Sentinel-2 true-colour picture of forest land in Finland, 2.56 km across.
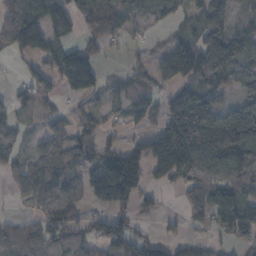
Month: November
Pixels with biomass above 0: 67%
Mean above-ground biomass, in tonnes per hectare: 79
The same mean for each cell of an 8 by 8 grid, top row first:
164 127 63 49 31 21 64 25
93 102 82 18 14 90 154 71
12 55 149 14 41 90 112 62
36 22 34 36 107 104 127 106
41 57 95 65 58 211 209 208
46 104 95 243 80 82 86 98
6 100 70 131 31 8 59 68
78 93 68 128 84 34 22 50
